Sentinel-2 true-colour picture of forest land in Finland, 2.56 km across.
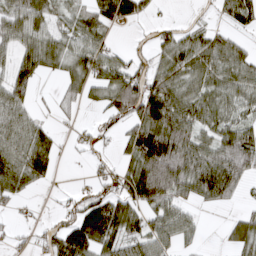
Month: March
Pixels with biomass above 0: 68%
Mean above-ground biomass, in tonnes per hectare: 60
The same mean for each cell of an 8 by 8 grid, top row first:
82 69 53 88 39 3 8 71
63 73 67 30 17 83 73 37
77 16 76 90 73 77 72 73
68 11 18 56 109 102 69 54
76 55 17 18 136 97 60 98
92 36 2 43 140 109 99 67
18 5 57 88 74 62 20 15
15 41 117 77 71 54 5 68
